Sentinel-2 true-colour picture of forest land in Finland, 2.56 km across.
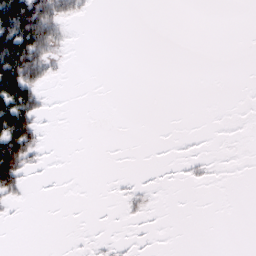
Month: February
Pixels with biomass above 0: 14%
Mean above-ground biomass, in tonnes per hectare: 13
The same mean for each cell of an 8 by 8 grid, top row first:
118 74 14 0 0 0 0 0
129 56 0 0 0 0 0 0
131 25 0 0 0 0 0 0
112 8 0 0 0 0 0 0
96 5 0 0 0 0 0 0
61 2 0 1 1 1 4 0
5 0 0 0 6 0 0 0
0 0 1 3 2 0 0 0
